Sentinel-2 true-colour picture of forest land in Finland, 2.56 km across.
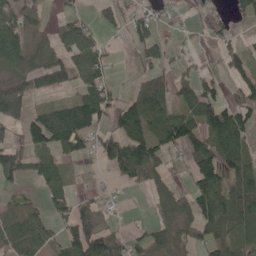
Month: May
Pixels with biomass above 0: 61%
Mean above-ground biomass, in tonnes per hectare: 65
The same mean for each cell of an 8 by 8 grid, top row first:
100 28 41 45 36 11 35 28
176 66 119 14 57 21 17 28
69 80 63 29 46 61 48 51
55 78 158 80 148 59 96 78
41 101 83 75 119 92 88 81
60 64 4 23 63 20 122 99
46 38 52 9 4 63 129 145
86 48 102 63 54 46 80 54
